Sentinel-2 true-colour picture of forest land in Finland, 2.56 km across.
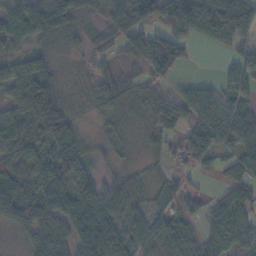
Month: November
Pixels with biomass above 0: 84%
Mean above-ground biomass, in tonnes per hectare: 59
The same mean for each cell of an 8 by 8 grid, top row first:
79 84 46 70 109 96 103 90
32 27 23 24 68 89 13 48
75 81 25 55 35 34 22 73
78 127 18 48 39 49 67 61
118 66 50 22 27 39 64 64
82 91 73 22 20 29 12 23
113 104 100 72 41 36 33 64
16 87 81 89 80 54 51 57
